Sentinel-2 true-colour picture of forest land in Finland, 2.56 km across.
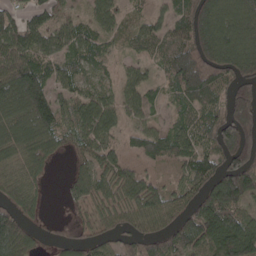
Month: April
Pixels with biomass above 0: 79%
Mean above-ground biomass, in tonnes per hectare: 90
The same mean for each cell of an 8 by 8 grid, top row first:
57 57 33 76 37 74 177 162
110 73 77 33 58 120 176 175
179 100 67 33 63 133 163 101
102 133 80 73 50 45 92 146
100 86 63 55 64 88 84 148
76 24 73 75 50 34 99 161
92 15 36 67 92 76 145 105
152 8 44 50 87 105 152 190
